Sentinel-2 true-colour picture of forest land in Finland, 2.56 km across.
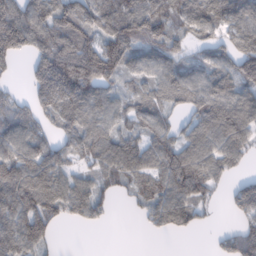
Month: February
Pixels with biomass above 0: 78%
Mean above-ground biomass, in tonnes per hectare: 79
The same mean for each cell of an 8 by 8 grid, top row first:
128 105 116 109 127 81 100 101
111 110 126 125 82 62 53 84
12 159 130 71 60 75 71 99
73 78 110 67 73 39 101 115
79 61 80 90 67 73 99 100
107 95 48 65 69 104 84 29
112 98 76 19 45 109 26 65
108 58 0 0 2 5 5 93
